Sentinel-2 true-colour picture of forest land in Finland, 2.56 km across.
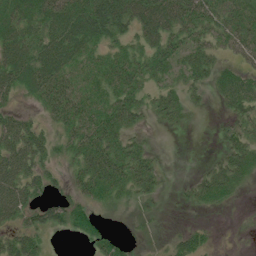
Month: July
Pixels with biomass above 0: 75%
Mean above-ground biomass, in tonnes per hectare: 45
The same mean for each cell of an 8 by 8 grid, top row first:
62 68 97 122 90 86 65 62
72 70 67 37 50 52 48 44
63 71 36 59 46 31 36 58
33 33 55 61 32 44 5 41
69 41 58 60 21 0 1 48
77 35 47 70 56 2 40 52
69 52 52 18 17 6 22 4
54 17 20 35 8 30 20 1
